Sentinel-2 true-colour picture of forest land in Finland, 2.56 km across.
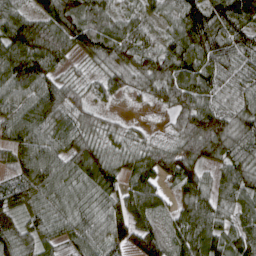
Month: April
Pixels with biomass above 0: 95%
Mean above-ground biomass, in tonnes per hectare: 89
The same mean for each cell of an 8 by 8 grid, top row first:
90 108 109 68 55 77 112 145
141 127 75 103 70 97 108 89
131 88 26 64 73 123 95 64
106 117 59 15 8 67 104 83
101 102 93 43 42 63 135 93
72 116 93 96 113 118 62 113
75 76 76 87 126 73 118 87
99 63 81 101 99 79 116 100
